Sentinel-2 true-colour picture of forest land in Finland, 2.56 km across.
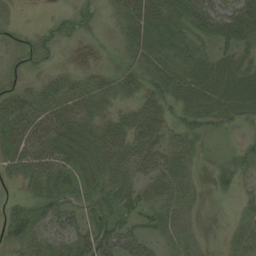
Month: August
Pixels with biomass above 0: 76%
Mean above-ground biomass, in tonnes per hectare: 32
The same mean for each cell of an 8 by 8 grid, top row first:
5 7 34 12 53 36 76 78
19 22 4 11 36 34 21 40
20 24 23 27 41 45 46 46
61 45 35 22 41 30 40 35
58 48 43 40 42 28 11 16
26 47 36 37 36 36 9 26
25 39 33 42 29 26 3 13
34 34 40 60 40 22 5 22
